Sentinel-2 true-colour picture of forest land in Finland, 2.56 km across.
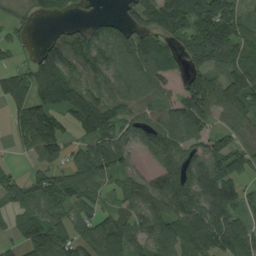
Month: August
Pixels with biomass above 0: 80%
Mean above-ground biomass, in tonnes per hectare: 86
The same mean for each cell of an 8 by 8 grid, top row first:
28 54 19 20 93 130 113 78
23 70 115 105 103 47 110 90
86 143 85 87 114 110 103 106
60 113 139 120 81 117 86 102
30 134 57 94 51 91 78 72
38 66 90 72 63 110 110 58
62 74 71 48 91 103 124 63
45 181 87 129 76 97 109 96
